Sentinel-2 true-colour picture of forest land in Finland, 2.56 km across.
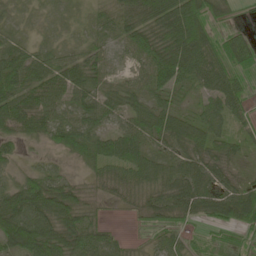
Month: May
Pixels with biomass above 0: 91%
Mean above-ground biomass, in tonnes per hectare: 48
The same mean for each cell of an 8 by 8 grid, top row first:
17 17 15 43 70 110 61 10
33 26 29 32 68 103 66 55
68 53 57 30 45 61 52 37
72 47 54 52 56 37 39 34
38 27 50 62 47 48 52 31
27 50 15 44 56 48 60 24
90 87 53 7 30 47 58 86
84 92 70 33 13 35 21 19
